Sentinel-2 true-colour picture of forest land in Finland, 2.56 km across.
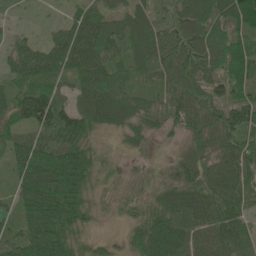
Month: June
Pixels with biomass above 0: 93%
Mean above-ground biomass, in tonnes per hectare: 72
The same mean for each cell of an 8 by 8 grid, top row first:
15 16 61 54 61 63 105 110
44 62 98 78 93 80 110 95
59 81 69 92 46 88 74 95
85 118 78 99 68 74 73 115
64 84 85 13 28 18 67 85
49 120 112 32 33 56 74 88
44 116 79 29 50 91 95 70
65 117 55 17 81 86 73 81
